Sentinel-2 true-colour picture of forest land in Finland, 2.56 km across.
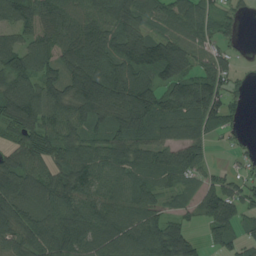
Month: August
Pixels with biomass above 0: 86%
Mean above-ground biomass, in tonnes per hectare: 90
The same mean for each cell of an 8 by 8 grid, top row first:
84 88 88 107 86 90 65 29
90 83 134 102 159 132 65 24
118 89 143 118 88 124 101 30
128 102 99 94 157 121 144 27
67 91 94 95 90 125 60 19
112 77 104 73 69 72 41 39
121 96 104 90 91 37 92 86
84 116 103 90 102 95 49 61
